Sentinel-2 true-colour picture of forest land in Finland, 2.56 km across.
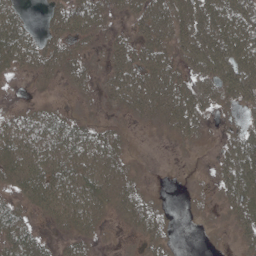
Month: May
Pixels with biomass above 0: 64%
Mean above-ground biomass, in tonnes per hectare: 33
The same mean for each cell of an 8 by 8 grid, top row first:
35 20 47 17 47 67 82 69
53 33 18 34 44 43 79 76
3 10 18 39 63 50 36 85
17 25 7 9 25 62 27 27
54 49 55 35 1 9 3 47
44 54 58 40 6 0 3 63
25 39 57 20 28 1 5 40
44 12 24 0 16 4 1 15
